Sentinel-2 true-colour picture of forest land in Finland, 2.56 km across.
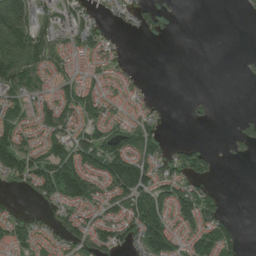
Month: July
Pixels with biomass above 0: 58%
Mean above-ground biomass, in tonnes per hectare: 49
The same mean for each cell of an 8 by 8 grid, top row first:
142 48 53 19 45 2 0 4
111 73 45 29 0 0 0 0
104 41 44 34 10 0 0 4
53 72 79 30 29 0 8 4
90 63 70 78 82 15 11 25
73 99 136 134 104 53 43 0
8 25 65 50 112 99 71 0
55 31 74 74 118 65 92 42
